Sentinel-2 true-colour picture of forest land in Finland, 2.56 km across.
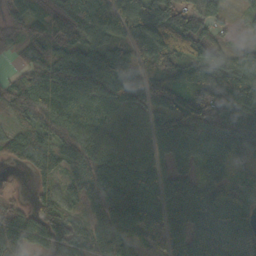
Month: October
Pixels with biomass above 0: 91%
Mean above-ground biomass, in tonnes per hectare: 107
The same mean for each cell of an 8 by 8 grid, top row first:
86 108 119 95 130 135 106 18
57 96 123 88 102 116 93 30
62 136 144 105 104 99 114 111
75 138 105 95 110 134 144 119
107 105 129 83 95 119 147 134
7 77 142 148 156 121 106 54
67 72 56 177 171 135 162 116
96 97 72 160 67 109 142 142
